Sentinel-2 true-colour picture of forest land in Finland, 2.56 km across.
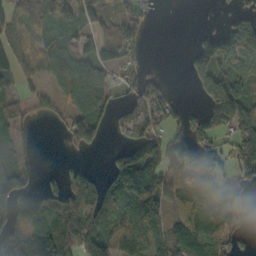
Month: October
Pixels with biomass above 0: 65%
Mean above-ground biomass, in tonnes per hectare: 76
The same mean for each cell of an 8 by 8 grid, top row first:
81 106 85 76 37 0 1 40
81 83 66 74 21 0 82 122
50 50 132 43 47 1 127 90
42 32 85 59 94 51 113 181
41 0 72 12 121 93 58 124
90 13 59 87 165 95 69 40
148 108 121 88 170 68 91 14
148 158 101 110 84 62 75 21
